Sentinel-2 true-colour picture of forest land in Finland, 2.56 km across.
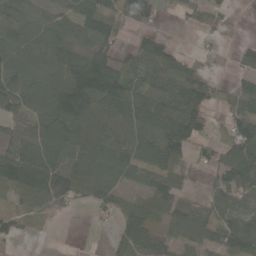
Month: May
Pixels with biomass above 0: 76%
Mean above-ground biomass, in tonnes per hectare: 73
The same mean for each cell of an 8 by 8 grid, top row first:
85 72 105 69 92 25 29 0
116 108 89 66 80 37 12 27
125 109 155 171 83 82 43 37
78 125 153 75 120 113 60 53
103 114 78 92 99 121 54 124
113 106 68 63 45 40 47 125
29 53 15 29 46 82 56 60
21 1 0 16 62 49 71 91
